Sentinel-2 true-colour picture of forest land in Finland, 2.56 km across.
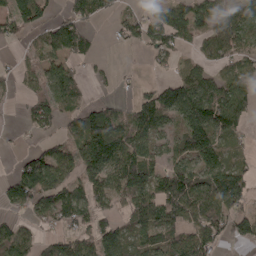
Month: April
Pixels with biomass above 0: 68%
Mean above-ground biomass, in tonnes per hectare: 76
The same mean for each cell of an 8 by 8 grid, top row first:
78 39 76 36 61 100 86 74
16 81 68 8 50 64 63 67
40 92 44 18 10 75 84 95
8 72 72 70 100 115 150 109
9 41 104 173 87 62 123 26
60 114 86 95 116 113 133 93
40 90 94 50 123 112 134 76
100 38 76 107 77 86 82 51
